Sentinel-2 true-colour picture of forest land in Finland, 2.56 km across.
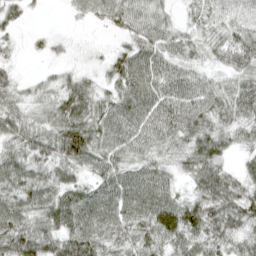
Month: April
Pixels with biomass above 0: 90%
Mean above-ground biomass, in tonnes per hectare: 54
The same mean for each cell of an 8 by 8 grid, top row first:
33 3 20 46 56 18 38 56
14 17 6 18 61 48 33 65
23 21 35 41 76 65 32 42
47 40 82 59 65 73 64 56
52 68 97 66 54 43 74 35
72 57 39 65 54 32 83 42
75 74 76 67 74 72 85 87
88 69 82 58 60 61 67 52
